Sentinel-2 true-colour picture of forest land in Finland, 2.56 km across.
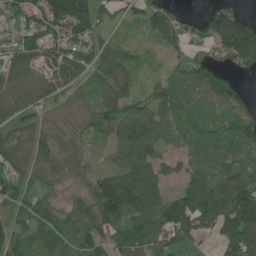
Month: June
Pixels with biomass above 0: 85%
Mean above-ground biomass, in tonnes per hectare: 78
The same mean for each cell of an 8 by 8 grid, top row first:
87 144 169 44 59 49 66 75
97 106 90 59 24 49 53 176
80 93 81 80 22 49 91 35
92 56 63 80 79 72 54 61
54 58 38 55 102 49 53 60
52 29 34 98 131 48 74 93
50 40 62 161 142 136 121 176
74 63 74 70 79 83 26 158
